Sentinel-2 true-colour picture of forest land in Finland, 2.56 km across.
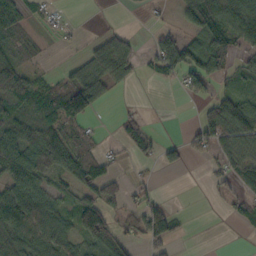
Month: October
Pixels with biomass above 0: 55%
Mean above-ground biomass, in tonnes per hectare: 44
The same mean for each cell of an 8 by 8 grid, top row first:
47 11 0 1 6 19 103 92
21 4 8 57 11 76 78 40
119 21 53 48 12 35 58 26
59 63 94 3 7 0 48 115
75 96 44 10 36 27 47 64
70 43 74 34 6 4 14 39
113 74 74 39 52 14 2 37
91 83 57 71 41 29 0 2
